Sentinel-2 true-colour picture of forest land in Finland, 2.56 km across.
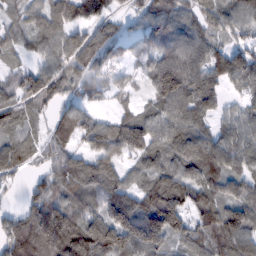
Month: February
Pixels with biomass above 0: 89%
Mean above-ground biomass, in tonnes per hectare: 93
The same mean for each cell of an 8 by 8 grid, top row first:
50 94 94 66 88 98 74 84
49 79 116 64 47 106 88 76
78 112 64 42 53 169 96 83
78 50 69 36 52 107 78 56
78 62 58 154 119 98 105 101
41 76 115 106 74 103 104 88
30 153 87 165 143 137 92 101
114 175 173 167 187 76 92 114
